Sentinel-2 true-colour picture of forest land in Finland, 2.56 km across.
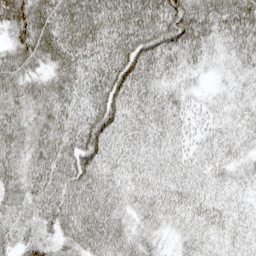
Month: April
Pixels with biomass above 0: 94%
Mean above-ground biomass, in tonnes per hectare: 44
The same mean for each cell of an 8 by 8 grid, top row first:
67 60 70 57 65 77 61 67
51 59 60 55 70 60 32 40
53 40 49 68 49 28 8 22
50 51 41 64 40 35 17 23
57 55 67 42 31 25 22 25
52 55 67 39 33 29 24 21
43 52 68 45 34 37 33 18
40 38 61 44 28 14 25 24
